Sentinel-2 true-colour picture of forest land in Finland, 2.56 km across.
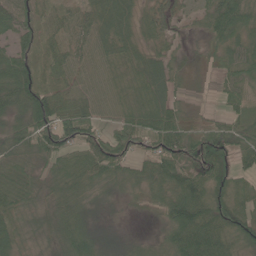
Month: June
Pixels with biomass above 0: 91%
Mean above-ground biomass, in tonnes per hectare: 49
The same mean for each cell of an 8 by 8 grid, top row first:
59 29 38 65 34 32 51 75
51 31 41 50 39 19 31 50
88 32 39 37 59 33 9 41
57 91 62 30 64 38 10 32
58 69 65 57 44 72 74 44
45 44 67 56 58 77 61 34
39 45 54 18 23 89 67 44
39 39 75 28 25 67 87 45
